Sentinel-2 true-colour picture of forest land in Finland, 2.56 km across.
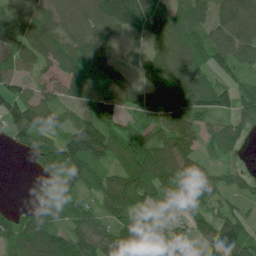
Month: June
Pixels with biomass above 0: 84%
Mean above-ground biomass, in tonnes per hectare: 86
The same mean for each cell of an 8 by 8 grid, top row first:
73 94 91 130 122 93 72 120
103 101 97 57 51 122 100 102
67 44 96 91 64 134 66 58
112 89 80 109 80 151 96 78
42 79 144 97 101 123 50 39
0 42 87 74 129 108 78 40
34 52 64 88 56 45 66 40
91 103 114 123 117 83 94 129
